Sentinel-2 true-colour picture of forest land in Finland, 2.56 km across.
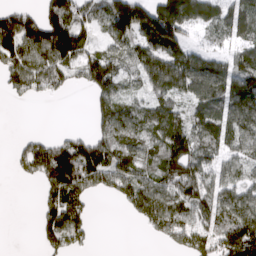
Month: March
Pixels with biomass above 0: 70%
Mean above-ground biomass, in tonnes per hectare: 95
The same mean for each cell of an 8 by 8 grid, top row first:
92 116 107 152 164 172 88 85
131 161 132 80 99 116 42 75
87 105 71 121 82 141 144 139
0 0 0 122 85 90 116 126
27 90 113 119 74 165 102 95
26 128 167 119 87 152 96 68
0 90 83 4 138 119 105 112
0 74 60 0 7 78 112 200
